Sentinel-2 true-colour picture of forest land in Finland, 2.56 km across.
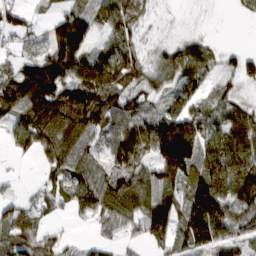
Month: March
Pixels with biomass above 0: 81%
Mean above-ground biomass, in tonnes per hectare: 80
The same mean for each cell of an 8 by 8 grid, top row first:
63 36 92 88 42 3 2 15
41 85 118 87 41 55 52 26
124 157 103 101 65 74 50 57
117 150 130 97 71 85 63 72
55 94 91 66 86 211 89 115
10 42 91 97 92 119 109 126
61 48 59 102 108 111 152 100
99 59 14 37 58 79 114 69
